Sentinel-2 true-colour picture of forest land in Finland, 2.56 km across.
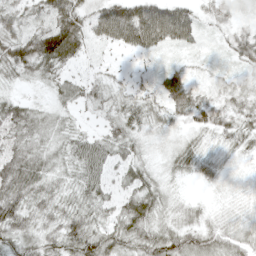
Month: April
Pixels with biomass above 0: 91%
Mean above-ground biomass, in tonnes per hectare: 36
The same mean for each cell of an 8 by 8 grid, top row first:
40 55 59 83 85 75 19 13
58 101 48 31 52 30 5 43
20 28 29 19 15 38 13 15
45 24 16 27 38 35 39 32
41 32 41 38 18 18 16 24
67 38 39 23 32 21 16 8
55 33 33 27 52 22 11 12
51 40 63 47 44 50 45 32
